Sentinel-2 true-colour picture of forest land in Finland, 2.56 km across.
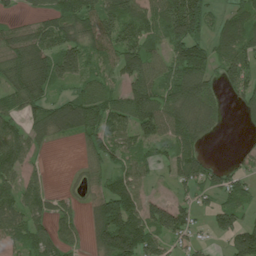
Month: July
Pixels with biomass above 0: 75%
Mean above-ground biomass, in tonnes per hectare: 95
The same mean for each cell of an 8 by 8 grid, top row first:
28 72 134 144 109 187 83 102
123 116 119 114 122 105 91 126
119 135 82 53 134 129 109 113
77 118 147 114 136 137 103 38
111 42 39 114 84 103 37 11
72 29 30 85 59 68 103 62
100 78 41 188 108 100 46 77
74 94 43 195 158 66 24 143
